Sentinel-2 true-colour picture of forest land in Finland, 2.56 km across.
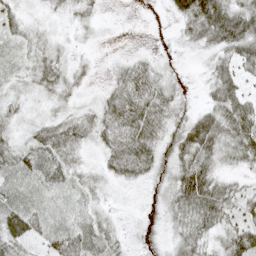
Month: May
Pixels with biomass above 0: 84%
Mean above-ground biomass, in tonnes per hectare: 29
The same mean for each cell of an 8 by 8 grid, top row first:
19 12 18 1 0 29 77 63
16 18 9 2 3 8 28 56
16 30 17 19 39 14 16 35
21 18 17 38 44 27 34 49
27 45 22 30 41 38 58 50
34 36 19 20 22 42 53 15
46 20 16 11 13 31 61 34
56 22 40 23 17 22 25 61
